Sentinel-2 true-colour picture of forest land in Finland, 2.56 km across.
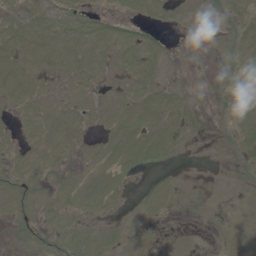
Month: June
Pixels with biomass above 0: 56%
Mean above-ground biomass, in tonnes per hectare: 5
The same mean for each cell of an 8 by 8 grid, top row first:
6 7 8 6 7 5 7 5
8 8 7 7 11 2 2 5
8 4 5 4 9 4 1 6
3 5 6 6 11 10 1 6
3 6 4 6 12 8 2 4
8 4 5 7 4 3 0 3
8 4 6 4 7 2 0 1
4 7 9 7 3 2 1 2
